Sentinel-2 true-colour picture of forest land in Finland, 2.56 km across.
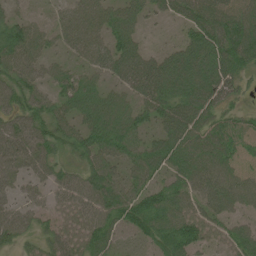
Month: June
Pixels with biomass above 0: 89%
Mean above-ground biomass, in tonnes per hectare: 58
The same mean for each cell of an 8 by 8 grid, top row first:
30 20 70 55 37 38 82 66
83 38 63 67 32 34 91 101
72 41 41 39 88 91 84 50
64 58 51 62 50 76 66 29
89 70 57 63 46 75 67 40
67 50 55 51 55 47 73 40
51 39 67 72 84 66 60 52
52 45 69 48 34 91 44 53
